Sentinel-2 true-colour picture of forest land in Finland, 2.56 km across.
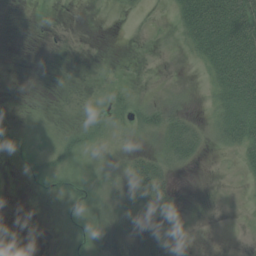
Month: July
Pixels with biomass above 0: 39%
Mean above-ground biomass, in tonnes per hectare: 18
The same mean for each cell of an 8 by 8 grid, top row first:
0 0 0 3 3 29 108 101
0 1 0 0 0 6 69 102
0 2 0 3 1 4 22 98
6 3 3 22 29 28 14 63
24 10 27 8 17 56 20 44
6 28 15 19 61 20 0 10
1 1 14 7 22 12 0 5
5 1 10 0 0 0 0 1
